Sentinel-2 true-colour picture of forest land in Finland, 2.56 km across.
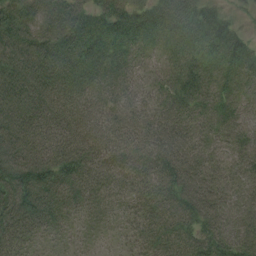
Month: August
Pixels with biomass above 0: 96%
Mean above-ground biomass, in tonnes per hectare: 55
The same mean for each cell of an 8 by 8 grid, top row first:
71 83 61 68 55 66 54 21
92 87 66 47 27 34 46 51
97 76 46 40 28 47 46 42
90 65 52 46 44 50 49 42
83 68 59 48 55 64 37 47
96 77 59 40 51 73 63 46
91 62 35 25 47 64 70 56
54 21 13 10 40 57 69 69
